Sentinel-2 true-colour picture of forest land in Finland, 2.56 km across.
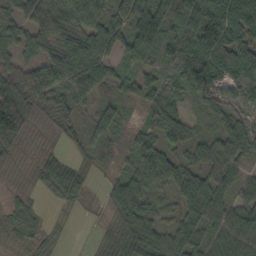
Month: October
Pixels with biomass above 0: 87%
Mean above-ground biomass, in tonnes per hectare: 49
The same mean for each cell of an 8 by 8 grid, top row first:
45 69 81 58 90 73 94 93
43 52 87 64 72 53 101 83
66 76 74 43 38 35 101 46
97 26 27 31 23 48 29 33
44 8 22 25 36 41 47 62
5 38 27 18 61 57 57 40
12 5 8 32 55 34 79 63
7 11 1 26 73 61 63 79
